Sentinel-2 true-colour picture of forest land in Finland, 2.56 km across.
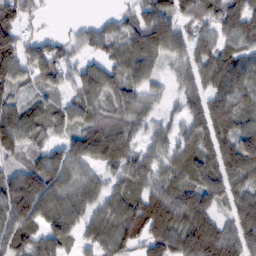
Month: February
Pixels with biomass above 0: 87%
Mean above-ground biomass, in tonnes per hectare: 79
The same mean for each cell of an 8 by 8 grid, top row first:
94 13 4 29 85 77 70 106
101 79 51 67 98 68 68 68
78 71 81 77 62 39 64 85
75 75 84 69 66 31 98 98
93 56 97 100 43 55 75 113
90 111 72 53 76 70 100 82
124 86 66 79 134 109 90 81
82 103 47 94 101 115 161 98
